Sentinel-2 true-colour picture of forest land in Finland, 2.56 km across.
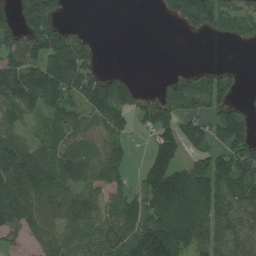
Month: July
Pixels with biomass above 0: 68%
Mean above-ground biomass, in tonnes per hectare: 92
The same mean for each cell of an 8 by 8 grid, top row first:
87 152 0 0 0 76 160 114
115 125 129 0 0 0 0 11
162 156 153 71 5 50 65 35
105 84 78 132 77 88 87 74
115 82 78 94 24 153 90 156
139 109 101 126 75 148 138 166
137 113 107 87 74 140 115 122
45 105 58 116 184 136 109 85
